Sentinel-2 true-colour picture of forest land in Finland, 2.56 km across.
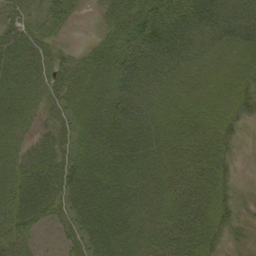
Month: September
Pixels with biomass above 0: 92%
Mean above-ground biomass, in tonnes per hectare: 45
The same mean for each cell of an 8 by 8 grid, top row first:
35 34 11 41 83 62 70 66
46 31 13 53 83 68 40 43
46 44 53 74 61 39 38 51
46 28 53 61 48 35 50 45
30 35 44 64 49 39 46 12
49 61 72 61 39 38 50 7
57 55 58 59 38 43 52 21
42 13 37 54 30 50 40 12
